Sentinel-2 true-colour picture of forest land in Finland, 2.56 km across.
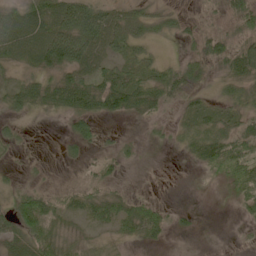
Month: May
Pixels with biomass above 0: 67%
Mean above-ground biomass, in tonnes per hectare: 34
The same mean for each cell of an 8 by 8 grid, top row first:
57 74 101 51 39 20 12 48
68 93 90 49 29 3 38 46
23 42 57 54 45 55 21 51
29 28 55 50 37 18 32 35
17 1 31 11 7 17 70 62
11 4 6 16 1 1 10 68
49 46 34 44 33 8 0 21
44 53 18 13 24 3 0 4
